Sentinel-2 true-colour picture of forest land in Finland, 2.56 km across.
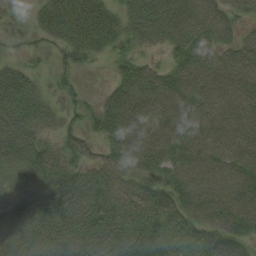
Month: August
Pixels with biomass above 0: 89%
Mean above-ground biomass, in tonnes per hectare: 63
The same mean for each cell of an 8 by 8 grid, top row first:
15 51 75 48 81 86 79 38
14 23 54 33 25 51 74 57
77 23 12 30 86 69 73 74
85 46 27 81 87 73 72 75
103 39 46 66 85 76 71 80
50 75 68 74 68 54 75 80
71 79 88 74 78 68 78 85
52 66 78 85 75 64 67 50
